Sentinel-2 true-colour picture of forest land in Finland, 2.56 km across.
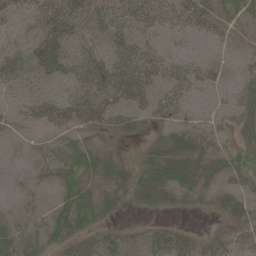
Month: June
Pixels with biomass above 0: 65%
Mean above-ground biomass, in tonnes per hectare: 25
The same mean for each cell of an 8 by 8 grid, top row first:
16 38 32 44 41 34 36 24
18 46 34 37 40 7 6 8
27 24 41 60 55 43 23 19
20 39 39 46 37 31 10 32
5 10 12 9 12 21 27 23
4 9 16 14 27 52 33 29
8 11 24 8 14 13 10 26
20 12 24 12 16 33 18 27
